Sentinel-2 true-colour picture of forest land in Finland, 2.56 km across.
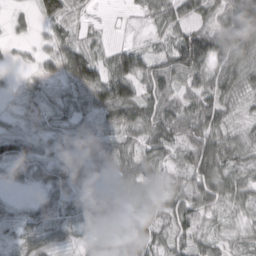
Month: March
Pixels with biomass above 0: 88%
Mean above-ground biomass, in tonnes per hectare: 46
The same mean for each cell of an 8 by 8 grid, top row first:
15 53 21 2 18 56 40 105
11 29 65 29 30 72 97 84
7 31 81 88 70 57 60 56
19 36 34 82 85 67 66 17
70 20 29 43 51 66 77 41
25 53 48 36 53 30 81 46
15 37 42 33 35 60 49 34
22 25 23 55 56 50 40 21
